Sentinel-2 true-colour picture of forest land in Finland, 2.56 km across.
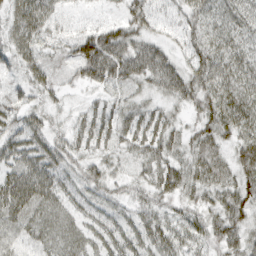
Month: March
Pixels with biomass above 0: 92%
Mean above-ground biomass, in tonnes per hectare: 43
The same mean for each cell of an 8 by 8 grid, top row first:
43 49 13 14 51 27 45 50
44 31 64 78 57 28 52 49
23 33 35 53 45 66 64 58
39 28 22 35 38 24 53 61
48 47 34 36 49 35 45 50
59 60 35 30 34 51 46 52
62 44 33 26 33 28 36 57
37 37 38 41 39 43 38 51
